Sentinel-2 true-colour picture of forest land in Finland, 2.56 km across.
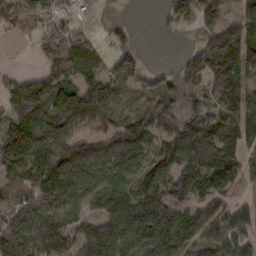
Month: February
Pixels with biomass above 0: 82%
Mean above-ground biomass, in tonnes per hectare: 100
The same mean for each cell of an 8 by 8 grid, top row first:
61 67 31 18 0 66 124 79
3 75 104 60 18 5 165 167
62 109 96 102 63 77 125 112
93 125 161 79 76 65 77 110
194 126 100 107 115 138 228 114
112 146 131 59 82 145 178 104
98 89 48 95 171 123 90 62
148 130 99 143 122 115 93 107
